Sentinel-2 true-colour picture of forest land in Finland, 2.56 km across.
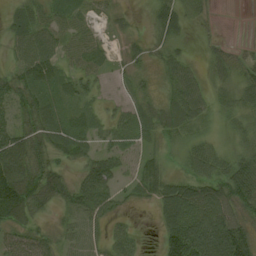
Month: August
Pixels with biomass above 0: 81%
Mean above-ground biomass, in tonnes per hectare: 37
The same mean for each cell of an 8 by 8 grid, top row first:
24 33 18 13 5 42 10 0
27 43 36 10 16 18 10 5
43 48 38 9 12 41 21 25
48 49 22 18 21 38 24 27
77 45 35 19 15 19 24 21
95 63 34 46 43 24 45 67
90 28 56 36 6 86 85 50
43 29 34 38 8 107 108 107
